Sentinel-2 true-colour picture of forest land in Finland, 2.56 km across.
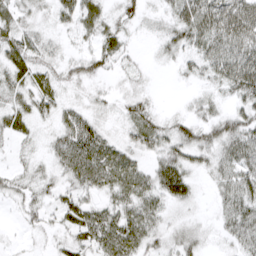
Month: March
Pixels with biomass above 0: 78%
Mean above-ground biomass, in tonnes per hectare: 33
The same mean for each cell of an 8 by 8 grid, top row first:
30 18 42 23 22 39 68 84
44 24 13 31 4 31 49 64
38 29 28 12 9 8 28 70
40 26 28 15 34 9 26 40
17 19 63 33 40 48 47 59
24 23 48 56 37 54 23 47
11 23 41 35 45 22 6 51
4 10 30 54 44 32 15 39
